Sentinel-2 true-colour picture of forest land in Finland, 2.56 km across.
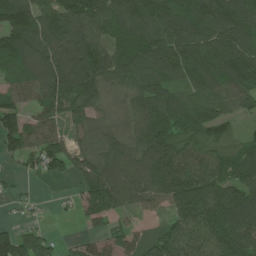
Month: June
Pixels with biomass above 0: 87%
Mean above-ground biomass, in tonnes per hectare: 117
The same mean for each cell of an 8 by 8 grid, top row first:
184 146 174 128 152 183 179 158
160 174 180 95 149 161 151 154
76 152 193 108 123 98 118 125
92 106 114 65 122 154 115 61
111 115 56 94 129 118 92 64
23 68 75 124 136 149 129 120
16 4 70 138 62 113 180 191
110 70 37 60 69 122 127 174
